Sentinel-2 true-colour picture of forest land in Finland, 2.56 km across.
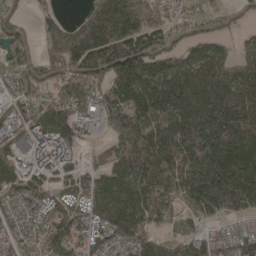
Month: April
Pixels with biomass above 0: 85%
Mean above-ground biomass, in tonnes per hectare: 169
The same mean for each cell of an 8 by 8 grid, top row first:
51 65 65 243 146 60 78 38
123 156 338 300 182 96 152 91
116 118 163 200 227 255 287 243
94 184 113 184 248 271 362 349
100 128 71 81 240 299 311 312
132 69 102 185 222 232 294 305
82 90 117 240 237 117 153 145
84 124 108 129 159 131 114 122
